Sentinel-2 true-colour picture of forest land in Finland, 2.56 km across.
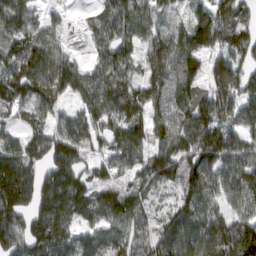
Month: March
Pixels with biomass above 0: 90%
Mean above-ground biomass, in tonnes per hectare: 112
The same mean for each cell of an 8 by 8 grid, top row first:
130 38 16 118 101 57 110 105
102 87 14 114 86 126 116 105
139 125 103 140 97 114 99 130
70 69 69 119 103 113 141 97
104 142 107 96 104 151 166 98
197 122 94 88 96 130 133 129
173 159 130 140 108 103 104 71
150 159 94 115 108 144 135 152
